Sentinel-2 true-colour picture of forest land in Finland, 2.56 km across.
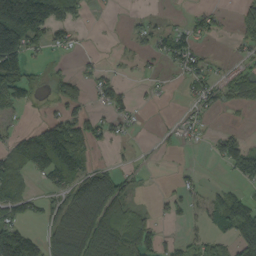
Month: September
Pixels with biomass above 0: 48%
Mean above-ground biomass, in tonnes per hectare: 51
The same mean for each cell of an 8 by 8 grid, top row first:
208 119 30 2 11 4 33 39
167 42 12 2 25 62 10 19
112 23 51 35 11 12 42 58
21 14 35 41 7 4 27 16
59 138 76 24 4 15 19 64
77 72 95 75 8 12 6 43
69 44 101 134 21 33 56 91
142 69 112 100 68 23 54 98
